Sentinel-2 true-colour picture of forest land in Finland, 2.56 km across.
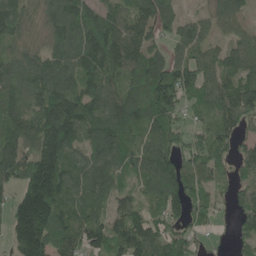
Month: June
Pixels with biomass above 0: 86%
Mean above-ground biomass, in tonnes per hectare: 107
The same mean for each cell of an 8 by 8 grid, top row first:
97 88 135 90 100 67 50 54
69 96 140 166 113 64 76 91
116 145 126 86 122 178 103 98
111 152 154 126 117 100 57 106
122 163 113 155 98 75 86 57
111 211 101 100 114 142 68 71
128 223 80 64 60 78 72 73
150 198 109 143 148 85 11 62
